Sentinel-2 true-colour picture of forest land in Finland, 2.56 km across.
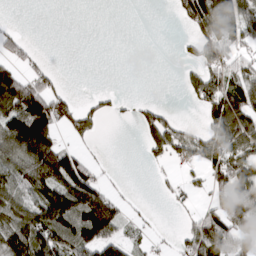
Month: March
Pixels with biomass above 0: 48%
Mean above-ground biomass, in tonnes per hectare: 59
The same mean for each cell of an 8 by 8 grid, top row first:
0 0 0 0 0 24 150 143
44 1 0 0 0 5 83 61
96 44 0 0 0 2 82 73
125 130 58 19 32 17 29 102
138 115 25 0 33 77 81 79
82 139 125 5 1 19 55 113
83 141 158 97 8 12 48 106
126 117 118 74 18 19 137 82
